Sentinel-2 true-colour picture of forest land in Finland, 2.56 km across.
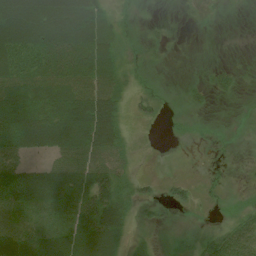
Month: July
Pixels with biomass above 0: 78%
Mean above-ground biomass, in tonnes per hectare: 34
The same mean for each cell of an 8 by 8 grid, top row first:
75 72 66 19 3 1 8 2
65 55 57 31 9 2 2 1
56 50 59 46 10 2 13 10
67 59 79 66 14 5 7 3
63 49 70 64 4 4 4 4
59 54 63 44 11 11 6 7
53 58 66 62 13 16 5 15
76 55 69 54 10 11 34 62
